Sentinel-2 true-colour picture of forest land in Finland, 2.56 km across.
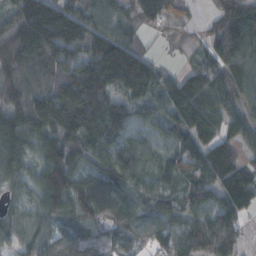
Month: October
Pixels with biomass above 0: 92%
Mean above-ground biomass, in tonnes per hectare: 115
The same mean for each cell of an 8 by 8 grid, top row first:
117 214 122 95 92 53 27 121
134 147 134 177 53 16 72 112
138 117 202 186 174 94 132 96
146 194 221 160 78 121 145 62
144 159 147 126 86 87 121 87
94 172 126 129 85 91 102 121
61 119 123 108 88 84 99 95
71 96 139 81 61 99 140 55
